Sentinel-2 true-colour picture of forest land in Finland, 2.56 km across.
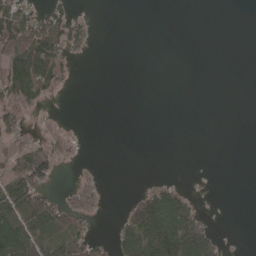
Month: May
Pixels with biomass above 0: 31%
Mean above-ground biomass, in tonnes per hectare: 30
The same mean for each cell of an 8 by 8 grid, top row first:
88 53 9 0 0 0 0 0
88 116 17 0 0 0 0 0
116 86 2 0 0 0 0 0
46 6 0 0 0 0 0 0
38 37 12 0 0 0 0 0
71 50 12 0 2 3 0 0
104 78 45 1 78 108 4 0
132 86 60 26 119 147 70 0
